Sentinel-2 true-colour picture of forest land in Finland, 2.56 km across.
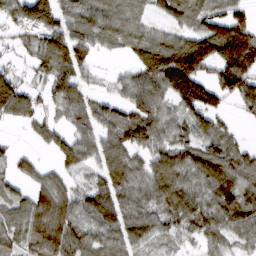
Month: March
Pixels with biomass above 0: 80%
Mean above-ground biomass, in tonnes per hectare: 78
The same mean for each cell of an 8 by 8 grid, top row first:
70 88 79 77 41 56 80 62
28 110 89 34 82 119 131 169
57 74 70 20 95 194 81 135
94 41 79 57 105 64 101 29
10 38 62 74 84 89 83 40
43 48 24 93 88 122 115 106
56 113 70 96 82 123 89 120
60 109 89 59 65 34 64 54
